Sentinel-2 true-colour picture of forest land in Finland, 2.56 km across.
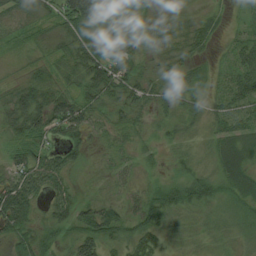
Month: August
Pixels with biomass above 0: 94%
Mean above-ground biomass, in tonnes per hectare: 38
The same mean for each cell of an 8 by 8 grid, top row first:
29 30 113 50 22 21 23 13
21 28 68 69 30 34 26 45
18 41 50 101 43 40 24 52
47 64 65 33 30 31 33 55
32 39 42 22 23 20 22 49
53 65 14 28 15 20 29 42
85 32 46 30 43 42 22 16
48 32 55 32 42 12 12 17
